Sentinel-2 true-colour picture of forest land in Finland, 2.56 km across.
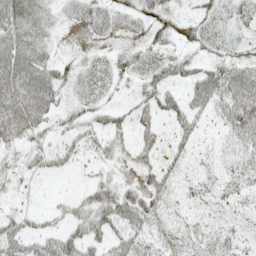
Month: May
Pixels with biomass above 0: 62%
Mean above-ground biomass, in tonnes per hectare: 28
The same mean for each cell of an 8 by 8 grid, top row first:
47 29 25 34 30 24 26 31
49 25 6 15 32 21 22 19
60 45 27 24 28 28 54 52
66 38 26 25 24 31 28 64
20 17 31 31 24 25 9 35
9 13 6 16 19 22 17 32
11 11 27 57 48 12 6 9
43 34 48 33 29 21 19 10
